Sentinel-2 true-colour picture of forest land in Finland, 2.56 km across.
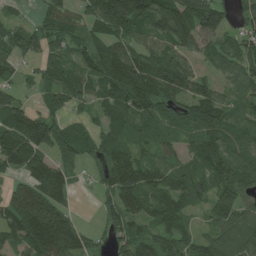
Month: July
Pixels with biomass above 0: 83%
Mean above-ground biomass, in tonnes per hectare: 78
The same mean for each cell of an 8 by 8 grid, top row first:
22 47 53 149 120 171 159 38
67 70 54 82 59 98 60 62
33 58 81 122 122 106 44 58
94 70 30 83 98 64 100 49
112 101 71 75 49 44 80 65
42 120 17 103 105 74 79 76
116 116 9 58 80 83 49 70
92 174 74 52 71 76 62 82
